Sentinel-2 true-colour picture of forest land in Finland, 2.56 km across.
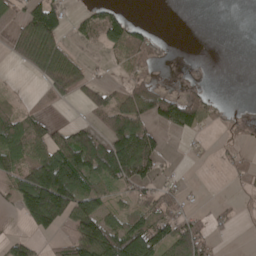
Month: May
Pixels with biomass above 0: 49%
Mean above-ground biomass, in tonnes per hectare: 60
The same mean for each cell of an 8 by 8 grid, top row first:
41 125 33 57 0 0 0 0
59 122 17 52 83 2 0 0
2 84 82 14 45 7 12 0
37 12 12 86 105 146 69 9
95 96 129 121 139 1 8 23
83 186 148 99 95 22 0 23
46 210 129 59 70 63 16 15
41 23 125 157 148 106 51 0
